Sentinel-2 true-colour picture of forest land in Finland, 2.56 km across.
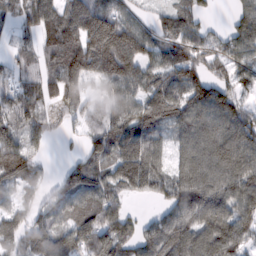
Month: February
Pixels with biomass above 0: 83%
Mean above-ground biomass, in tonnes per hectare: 92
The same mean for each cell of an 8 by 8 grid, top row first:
63 96 148 135 33 89 25 67
35 71 168 237 108 86 70 84
58 70 70 135 87 83 95 55
92 44 46 80 98 109 137 92
100 42 21 95 90 63 134 137
112 31 105 87 123 77 133 145
61 67 98 84 8 97 144 113
79 119 79 97 82 127 137 110
